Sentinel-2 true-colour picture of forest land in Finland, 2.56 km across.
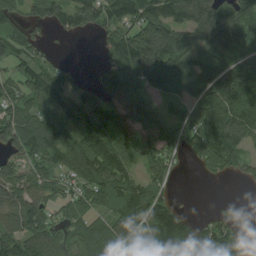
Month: August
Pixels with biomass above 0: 76%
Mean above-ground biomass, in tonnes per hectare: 86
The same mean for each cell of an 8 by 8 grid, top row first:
57 72 87 89 123 108 128 83
68 23 0 90 164 120 110 90
71 91 27 97 108 128 149 128
79 88 95 98 113 53 142 120
90 109 107 107 102 70 114 93
85 93 108 139 60 27 21 30
95 65 60 70 121 61 9 6
98 83 70 77 38 179 70 39
